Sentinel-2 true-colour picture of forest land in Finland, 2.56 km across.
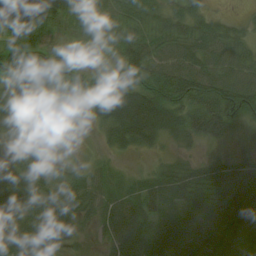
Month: August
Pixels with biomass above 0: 86%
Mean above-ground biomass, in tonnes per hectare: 42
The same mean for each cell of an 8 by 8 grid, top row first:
50 59 62 49 43 34 25 8
60 53 9 38 64 47 53 31
35 41 58 49 63 85 79 54
12 23 41 51 92 55 75 74
17 18 3 28 36 19 27 6
32 23 20 20 13 40 57 51
36 42 38 42 66 34 52 69
43 39 12 43 61 46 35 41
